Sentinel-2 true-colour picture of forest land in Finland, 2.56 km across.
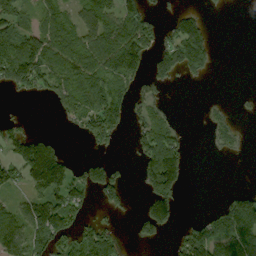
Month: September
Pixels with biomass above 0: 50%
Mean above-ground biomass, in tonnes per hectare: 77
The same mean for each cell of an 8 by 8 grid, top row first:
85 66 73 96 105 56 26 0
99 132 105 146 118 150 116 0
133 106 111 102 66 46 16 0
3 9 118 124 64 12 23 7
104 89 9 40 104 89 20 23
72 245 82 94 90 138 0 0
60 139 80 47 62 80 14 131
131 137 93 65 47 39 133 131
